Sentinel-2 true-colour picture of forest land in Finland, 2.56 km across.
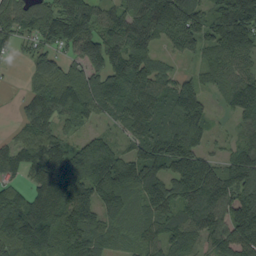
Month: September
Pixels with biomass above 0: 88%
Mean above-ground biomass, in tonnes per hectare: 105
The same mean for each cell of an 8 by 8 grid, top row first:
92 106 136 86 109 180 96 197
46 70 121 135 126 71 72 125
4 109 111 164 132 70 49 84
22 107 90 74 135 132 60 79
69 97 63 60 129 155 47 63
53 132 136 150 133 119 134 157
137 176 157 91 79 89 146 159
142 124 113 48 67 90 89 143
